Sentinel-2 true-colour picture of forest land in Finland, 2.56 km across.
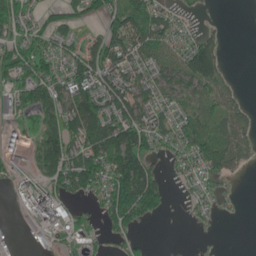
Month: June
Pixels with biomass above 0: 63%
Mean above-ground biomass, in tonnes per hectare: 51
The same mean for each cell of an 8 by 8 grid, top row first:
66 25 37 60 90 30 4 0
59 47 45 74 72 41 75 0
67 85 88 64 54 57 84 5
47 62 115 84 59 48 52 31
41 80 80 98 93 49 81 47
27 58 112 95 106 19 37 14
19 106 17 91 112 3 23 5
10 31 24 20 11 1 1 0
